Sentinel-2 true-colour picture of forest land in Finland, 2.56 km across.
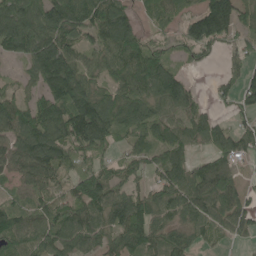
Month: June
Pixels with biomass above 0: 82%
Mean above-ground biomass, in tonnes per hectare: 87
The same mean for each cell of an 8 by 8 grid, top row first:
118 121 109 125 36 71 160 114
86 135 82 103 81 28 50 39
25 130 129 75 111 100 7 55
108 121 165 111 89 75 44 35
94 140 123 65 64 90 64 75
64 87 97 71 44 93 98 70
70 81 97 125 99 93 91 89
107 99 99 78 106 74 41 25
